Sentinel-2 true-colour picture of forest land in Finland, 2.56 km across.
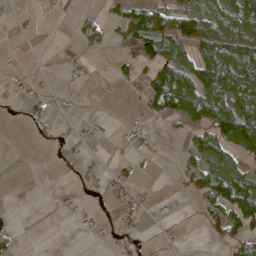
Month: April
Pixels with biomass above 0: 38%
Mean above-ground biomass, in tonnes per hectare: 33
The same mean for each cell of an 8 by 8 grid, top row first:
2 1 18 25 101 85 61 85
2 0 17 18 64 70 76 105
6 2 9 17 33 103 92 89
5 17 3 1 21 63 90 103
0 6 9 9 10 5 65 97
0 0 18 24 3 14 68 54
1 1 12 25 18 2 43 124
16 0 2 10 12 6 11 66
